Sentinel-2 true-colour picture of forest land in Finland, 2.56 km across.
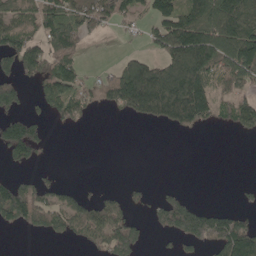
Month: May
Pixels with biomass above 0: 49%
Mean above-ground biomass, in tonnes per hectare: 83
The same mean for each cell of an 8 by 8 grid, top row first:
112 122 140 118 78 129 137 161
149 149 87 1 31 173 165 205
113 112 81 99 180 130 154 137
79 54 76 33 89 134 119 117
176 37 0 0 0 0 0 1
36 17 0 0 2 0 0 0
175 119 94 102 29 131 45 39
0 22 61 154 48 50 119 189
